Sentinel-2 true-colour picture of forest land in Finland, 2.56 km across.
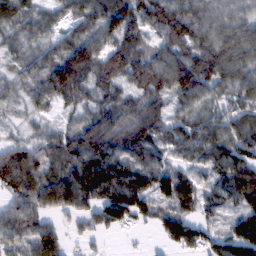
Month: February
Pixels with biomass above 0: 89%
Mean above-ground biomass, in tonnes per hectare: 71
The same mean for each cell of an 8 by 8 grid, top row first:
61 48 63 106 77 86 65 55
34 49 108 81 53 68 88 99
33 104 93 70 84 92 89 75
25 32 49 68 84 48 49 66
52 68 89 91 78 55 79 81
110 85 110 115 93 87 43 100
79 75 60 108 76 71 42 75
59 110 26 6 4 74 50 120
